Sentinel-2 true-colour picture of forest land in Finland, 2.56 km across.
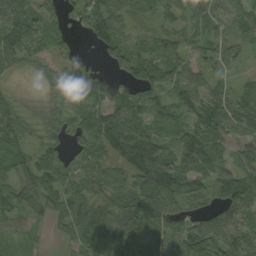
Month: September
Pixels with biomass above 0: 90%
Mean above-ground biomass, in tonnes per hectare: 65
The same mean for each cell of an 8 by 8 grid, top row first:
132 57 49 94 34 46 60 56
131 64 17 92 46 48 58 58
20 30 70 46 93 69 62 30
52 51 48 78 82 71 81 79
57 50 38 86 95 60 92 54
47 72 49 45 76 84 67 80
61 55 73 78 106 58 52 72
43 14 60 70 74 60 132 87
